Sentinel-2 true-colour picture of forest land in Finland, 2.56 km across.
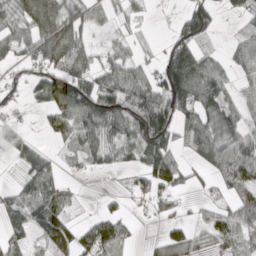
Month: March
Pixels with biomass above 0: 66%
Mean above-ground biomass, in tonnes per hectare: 53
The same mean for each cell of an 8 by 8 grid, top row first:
50 98 60 30 18 19 65 32
55 101 78 25 22 59 20 48
22 88 92 65 55 102 95 30
12 44 98 98 104 85 74 45
62 13 47 56 79 45 79 70
15 70 8 11 49 64 23 92
60 85 8 16 12 27 21 93
32 58 52 87 7 48 28 59
